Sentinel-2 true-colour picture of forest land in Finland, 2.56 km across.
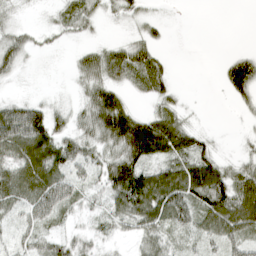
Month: April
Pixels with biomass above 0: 71%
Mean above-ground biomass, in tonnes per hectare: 41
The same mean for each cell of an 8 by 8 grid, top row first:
15 8 48 18 20 1 0 0
50 12 14 29 53 0 0 5
15 1 25 49 53 15 0 103
79 56 26 92 22 32 1 9
81 86 57 54 105 75 26 7
69 85 37 70 76 70 72 47
40 71 30 40 86 88 78 60
32 41 29 20 38 26 32 50
